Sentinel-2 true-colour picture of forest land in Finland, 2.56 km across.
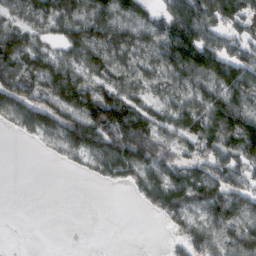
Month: February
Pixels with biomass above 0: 71%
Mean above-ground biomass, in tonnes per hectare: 77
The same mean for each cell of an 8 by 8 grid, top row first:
53 77 83 95 73 127 100 101
116 53 108 101 73 146 149 85
114 104 88 86 73 73 93 123
92 120 124 162 97 91 115 123
3 29 108 156 173 87 79 134
0 0 10 67 94 81 89 76
0 0 0 0 28 108 89 81
0 0 0 0 0 32 94 95
